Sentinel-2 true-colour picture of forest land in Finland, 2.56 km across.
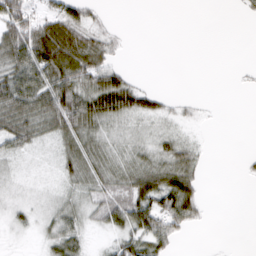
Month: March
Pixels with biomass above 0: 59%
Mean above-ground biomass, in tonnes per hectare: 30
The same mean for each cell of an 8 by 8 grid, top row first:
76 47 48 5 0 0 0 5
73 98 77 27 0 0 0 0
62 66 63 61 5 0 0 2
65 67 81 72 42 15 3 0
36 14 52 22 16 32 3 0
7 4 38 37 63 73 6 4
12 12 24 54 75 81 9 0
4 22 27 18 58 27 0 0
